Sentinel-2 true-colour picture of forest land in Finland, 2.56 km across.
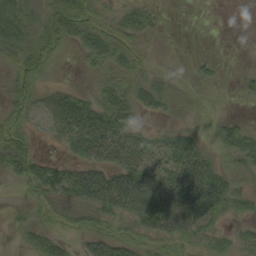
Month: September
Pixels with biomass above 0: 76%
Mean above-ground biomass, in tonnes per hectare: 34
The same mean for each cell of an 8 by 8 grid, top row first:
60 35 50 28 38 4 1 0
44 35 28 52 19 6 3 0
32 13 5 27 27 10 17 8
26 42 71 63 19 12 8 5
52 10 59 82 40 32 19 50
40 55 56 62 64 66 83 28
8 19 34 57 67 86 81 29
8 29 16 44 26 36 35 23
